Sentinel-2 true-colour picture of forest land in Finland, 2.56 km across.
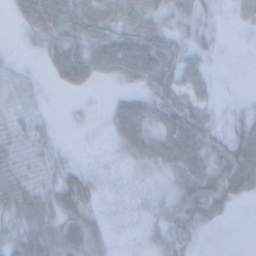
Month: November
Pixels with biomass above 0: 74%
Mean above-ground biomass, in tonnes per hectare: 34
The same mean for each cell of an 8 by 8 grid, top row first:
25 81 70 52 55 32 17 24
4 37 55 77 73 44 23 2
7 10 43 25 41 56 29 2
11 4 6 28 48 71 35 22
24 18 2 15 51 69 62 81
32 18 27 8 12 30 75 105
46 37 41 6 13 41 67 6
37 44 45 9 10 43 2 0
